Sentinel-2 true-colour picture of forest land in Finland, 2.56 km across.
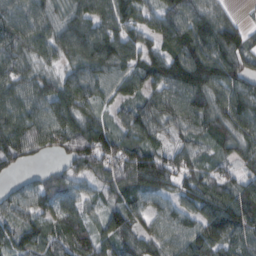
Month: February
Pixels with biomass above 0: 91%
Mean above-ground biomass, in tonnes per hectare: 85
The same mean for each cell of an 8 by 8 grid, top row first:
89 85 113 127 63 103 86 18
85 76 131 134 85 95 128 99
74 64 91 86 87 123 133 98
80 84 98 46 82 94 110 112
92 68 104 98 89 52 54 89
25 47 66 89 135 85 61 56
70 62 56 38 62 59 94 112
73 81 82 87 81 75 117 89
